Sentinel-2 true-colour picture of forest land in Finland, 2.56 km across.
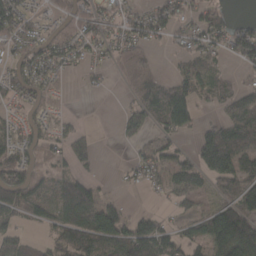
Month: March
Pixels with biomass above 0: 64%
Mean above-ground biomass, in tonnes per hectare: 60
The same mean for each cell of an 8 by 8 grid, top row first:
66 26 64 36 49 54 52 11
53 69 46 43 55 29 48 84
60 50 10 15 100 50 50 19
25 45 4 1 67 112 14 91
62 49 57 4 30 34 117 115
106 49 54 6 40 69 69 114
91 53 139 58 12 34 38 140
56 34 109 114 125 61 104 205
